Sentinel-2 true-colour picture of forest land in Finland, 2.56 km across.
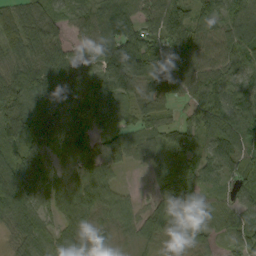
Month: September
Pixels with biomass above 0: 92%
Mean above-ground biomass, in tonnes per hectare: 71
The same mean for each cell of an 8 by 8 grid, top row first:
66 58 53 132 71 102 71 80
66 73 64 160 110 91 77 107
80 88 71 120 83 94 84 58
98 86 64 83 65 27 119 112
86 65 70 22 49 73 65 104
130 64 66 37 18 79 52 61
76 55 76 57 33 58 40 54
41 65 50 39 43 32 38 65
